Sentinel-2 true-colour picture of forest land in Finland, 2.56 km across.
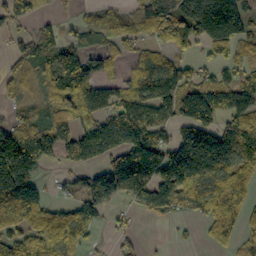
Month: October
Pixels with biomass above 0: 69%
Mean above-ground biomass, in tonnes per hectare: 114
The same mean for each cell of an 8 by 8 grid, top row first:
108 33 25 42 123 174 242 154
66 102 86 83 66 84 95 118
101 98 159 83 138 81 93 108
73 105 107 102 154 33 164 160
206 165 143 88 159 125 225 221
219 24 53 166 219 184 187 140
198 106 92 58 111 103 135 110
93 143 89 26 13 9 38 80
